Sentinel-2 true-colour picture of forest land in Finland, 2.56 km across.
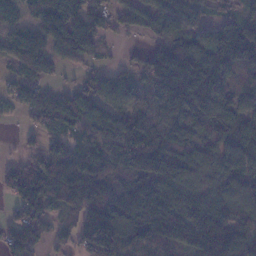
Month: January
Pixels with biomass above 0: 83%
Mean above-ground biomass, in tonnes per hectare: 94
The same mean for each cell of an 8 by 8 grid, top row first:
67 120 110 61 82 98 47 54
83 86 98 20 24 132 103 138
64 43 35 69 59 220 134 78
39 136 122 107 79 101 116 106
9 59 73 124 122 80 81 133
73 91 94 102 131 151 69 133
49 65 95 121 147 123 107 88
99 61 94 163 97 97 142 94
